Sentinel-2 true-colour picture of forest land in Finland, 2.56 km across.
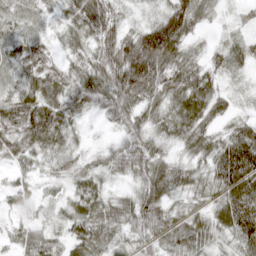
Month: April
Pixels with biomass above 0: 91%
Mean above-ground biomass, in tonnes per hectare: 55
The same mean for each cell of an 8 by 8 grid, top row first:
53 31 73 57 20 93 35 19
55 38 44 74 122 83 26 45
45 67 59 83 98 62 54 22
77 76 40 52 57 64 59 22
54 58 17 21 57 39 56 112
28 26 45 35 65 66 56 124
26 26 53 58 80 31 45 114
39 46 53 49 57 65 54 73
